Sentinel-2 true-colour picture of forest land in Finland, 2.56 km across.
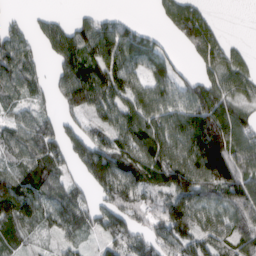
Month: March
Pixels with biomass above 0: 78%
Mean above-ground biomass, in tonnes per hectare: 90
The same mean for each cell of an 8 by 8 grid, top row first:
17 31 25 33 2 100 51 0
115 62 132 134 114 24 121 28
101 49 164 134 71 85 73 82
47 33 76 94 110 97 162 77
83 104 107 98 138 116 217 124
78 109 50 156 93 146 147 135
114 81 97 98 77 155 94 125
53 22 41 76 69 100 87 113
